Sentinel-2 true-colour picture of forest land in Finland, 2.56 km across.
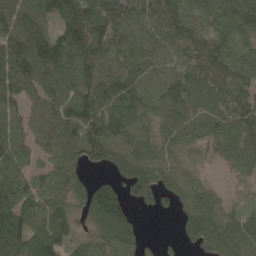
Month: May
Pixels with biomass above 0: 89%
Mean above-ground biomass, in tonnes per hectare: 93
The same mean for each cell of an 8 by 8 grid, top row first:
132 108 127 112 89 109 91 114
118 131 121 96 84 84 103 76
122 114 106 101 97 94 100 100
79 103 113 119 86 89 79 102
105 85 115 147 98 83 70 108
92 80 53 54 123 98 27 54
98 95 63 144 30 46 93 47
111 136 46 121 32 19 99 116
